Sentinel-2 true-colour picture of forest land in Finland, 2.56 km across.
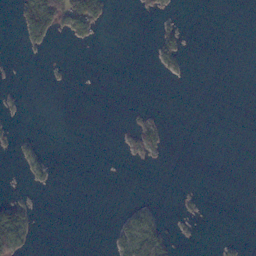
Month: November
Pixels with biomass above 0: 12%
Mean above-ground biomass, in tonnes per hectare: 8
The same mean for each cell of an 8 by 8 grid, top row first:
15 78 75 9 3 4 0 0
2 12 4 0 0 26 0 0
0 1 0 0 0 3 0 0
2 0 0 0 6 0 0 0
8 2 0 0 22 0 0 0
1 17 0 0 0 0 0 0
41 0 0 0 12 3 1 0
76 0 0 14 75 8 0 5
